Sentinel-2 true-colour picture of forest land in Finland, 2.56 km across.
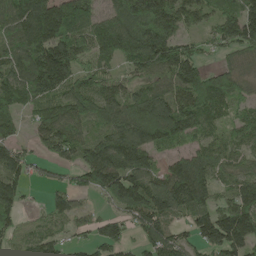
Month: May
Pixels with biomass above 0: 84%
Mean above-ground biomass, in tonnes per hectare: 114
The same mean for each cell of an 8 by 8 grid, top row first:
145 217 189 135 211 159 71 143
102 172 107 174 195 119 39 102
115 183 85 78 79 122 113 76
76 103 109 116 179 147 113 56
74 86 95 169 164 68 81 77
99 30 78 188 155 173 127 87
72 48 47 52 155 126 101 158
71 99 33 105 90 105 121 157
